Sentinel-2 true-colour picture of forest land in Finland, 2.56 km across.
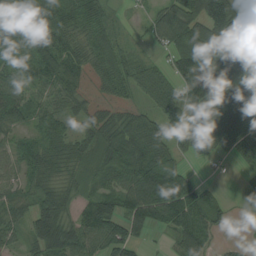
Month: August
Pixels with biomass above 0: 84%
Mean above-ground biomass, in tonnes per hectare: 71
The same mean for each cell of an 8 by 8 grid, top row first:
100 90 74 27 23 111 147 61
82 83 68 62 18 86 134 145
52 62 51 69 60 76 124 138
79 56 45 45 42 79 105 87
44 60 57 86 104 53 74 86
41 49 38 61 117 93 8 20
51 87 42 61 128 137 78 15
30 125 81 97 29 53 50 10
